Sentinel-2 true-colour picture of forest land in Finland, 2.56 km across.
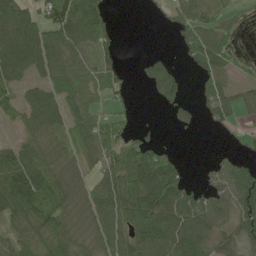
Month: May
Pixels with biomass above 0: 69%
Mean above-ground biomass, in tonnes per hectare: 67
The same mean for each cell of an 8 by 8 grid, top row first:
92 76 140 25 2 42 54 15
107 92 55 36 1 14 81 12
54 51 29 39 30 52 48 20
57 96 81 38 0 29 37 43
53 67 59 80 67 10 0 12
159 112 50 75 190 110 15 93
146 66 69 103 157 122 79 103
66 101 60 98 121 119 88 72
